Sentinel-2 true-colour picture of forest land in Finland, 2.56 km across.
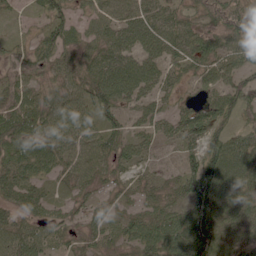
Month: June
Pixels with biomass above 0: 88%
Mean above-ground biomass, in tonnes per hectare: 61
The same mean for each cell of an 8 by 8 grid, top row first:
15 59 29 61 88 64 52 83
32 69 59 86 82 80 61 80
54 36 74 113 96 45 56 53
84 67 69 66 49 49 80 63
69 70 72 59 43 42 69 60
77 42 61 34 26 30 107 78
51 44 29 30 38 49 93 60
65 49 33 40 78 91 93 48
